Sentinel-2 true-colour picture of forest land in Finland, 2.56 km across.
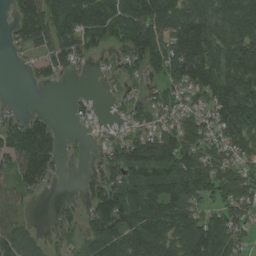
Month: August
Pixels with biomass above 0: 78%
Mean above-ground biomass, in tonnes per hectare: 88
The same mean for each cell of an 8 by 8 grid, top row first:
61 130 162 140 150 114 107 138
32 85 102 54 139 119 136 149
0 34 6 21 49 84 127 151
19 14 20 16 60 64 76 172
104 113 11 56 121 124 84 88
69 76 21 78 114 145 117 88
60 3 37 165 161 142 58 90
91 35 41 135 165 122 153 60
